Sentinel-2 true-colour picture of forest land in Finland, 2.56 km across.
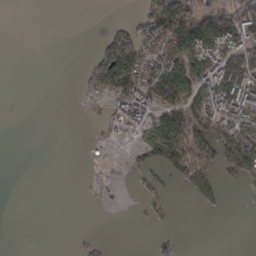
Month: March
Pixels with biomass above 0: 35%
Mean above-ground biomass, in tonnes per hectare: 38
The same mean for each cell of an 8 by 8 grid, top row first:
0 0 0 0 43 136 135 106
0 0 0 61 71 96 108 87
0 0 3 92 87 130 83 101
0 0 1 29 78 111 100 77
0 0 2 13 56 159 118 107
0 0 1 3 12 41 71 50
0 0 0 0 8 3 16 0
0 0 7 2 0 12 0 0
